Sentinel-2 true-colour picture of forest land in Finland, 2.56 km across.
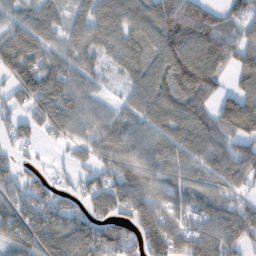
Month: February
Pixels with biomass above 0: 84%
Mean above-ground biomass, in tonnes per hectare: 79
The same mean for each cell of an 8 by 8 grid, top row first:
49 59 43 82 81 137 98 54
108 63 59 56 60 125 114 76
85 108 53 13 69 126 109 58
39 90 65 31 70 90 79 143
47 15 48 73 65 81 91 63
63 33 37 86 85 63 71 79
89 106 63 127 94 76 90 67
76 102 113 113 110 115 132 83
